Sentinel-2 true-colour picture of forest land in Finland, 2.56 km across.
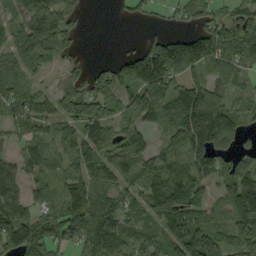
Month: September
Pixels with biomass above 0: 80%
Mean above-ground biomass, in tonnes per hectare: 78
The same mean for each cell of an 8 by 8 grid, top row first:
56 120 30 4 25 29 57 53
77 91 22 0 71 125 134 88
64 27 56 78 146 95 72 35
55 35 88 76 109 145 167 51
28 51 95 82 54 62 113 33
74 40 90 78 82 89 68 130
111 57 115 83 86 139 60 114
112 96 47 93 61 140 147 73
